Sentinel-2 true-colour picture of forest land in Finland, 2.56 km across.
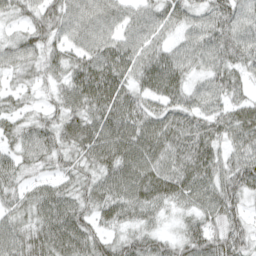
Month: April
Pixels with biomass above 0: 93%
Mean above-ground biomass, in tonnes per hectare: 62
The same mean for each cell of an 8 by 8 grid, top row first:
42 70 71 59 53 55 56 60
51 61 56 69 63 43 64 66
27 39 77 88 64 71 49 40
37 40 68 86 74 70 56 56
44 63 73 100 100 81 71 60
45 38 53 77 94 78 71 86
49 73 59 74 65 36 65 52
62 75 76 45 60 43 79 71
